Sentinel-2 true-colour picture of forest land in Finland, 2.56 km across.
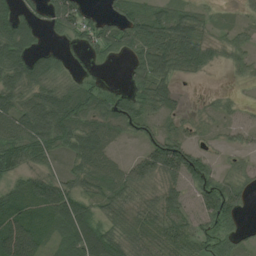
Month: August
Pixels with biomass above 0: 80%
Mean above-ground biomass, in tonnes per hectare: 54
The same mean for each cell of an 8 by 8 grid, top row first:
66 42 62 39 73 62 26 17
94 22 25 40 72 93 48 32
75 68 35 9 62 36 4 14
84 112 76 71 60 26 21 36
83 78 77 38 37 75 21 26
38 51 58 63 58 67 58 39
52 67 100 55 43 60 74 39
105 32 105 82 57 57 44 28
